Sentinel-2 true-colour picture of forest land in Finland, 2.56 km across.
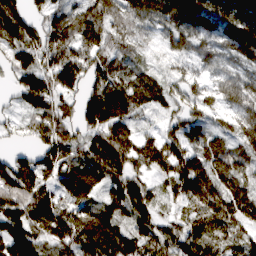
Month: March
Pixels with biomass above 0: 92%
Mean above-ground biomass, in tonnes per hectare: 88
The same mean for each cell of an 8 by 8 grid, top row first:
112 67 91 86 100 108 122 127
79 111 106 76 39 62 61 132
44 87 73 91 70 48 55 100
26 96 77 136 44 47 55 101
17 89 79 135 79 91 97 81
153 87 136 85 53 125 159 99
140 111 83 59 71 41 137 98
115 66 100 93 76 73 93 66
